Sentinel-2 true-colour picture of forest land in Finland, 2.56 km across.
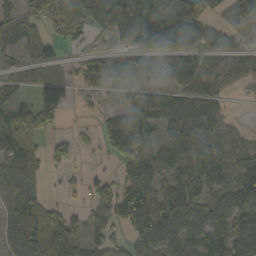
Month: October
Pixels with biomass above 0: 69%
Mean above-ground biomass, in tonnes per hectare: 72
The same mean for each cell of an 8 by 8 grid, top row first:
65 73 95 110 112 185 43 95
48 65 12 32 88 68 45 28
43 87 40 72 41 43 59 35
66 119 9 29 98 104 77 4
98 30 14 55 88 106 76 46
86 27 18 32 117 89 84 67
79 89 32 120 79 132 84 92
103 159 145 66 70 80 76 99
